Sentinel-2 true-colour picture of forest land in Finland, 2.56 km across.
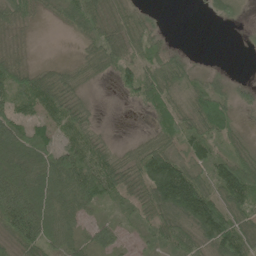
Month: June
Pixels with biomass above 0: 79%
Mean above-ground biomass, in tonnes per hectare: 54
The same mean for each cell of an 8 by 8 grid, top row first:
48 13 67 43 29 0 11 15
22 0 17 71 57 17 0 2
69 62 34 23 78 57 37 14
60 66 47 1 19 59 112 32
71 58 86 27 45 59 76 34
80 74 96 86 93 160 54 127
127 59 50 18 48 121 131 83
62 62 31 37 16 62 73 85
